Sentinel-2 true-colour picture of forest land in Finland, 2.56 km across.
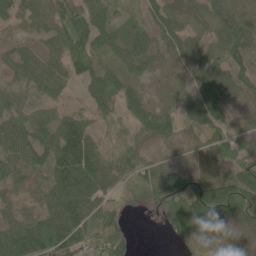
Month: June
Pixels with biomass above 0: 84%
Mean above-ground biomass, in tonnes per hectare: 48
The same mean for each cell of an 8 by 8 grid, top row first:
39 62 57 37 29 57 50 33
24 33 58 49 63 44 44 56
35 47 47 54 34 21 59 47
47 31 29 44 48 30 68 24
56 55 88 44 36 26 39 40
31 51 87 65 66 62 57 63
34 51 76 43 17 49 100 80
81 77 63 58 0 15 39 36
